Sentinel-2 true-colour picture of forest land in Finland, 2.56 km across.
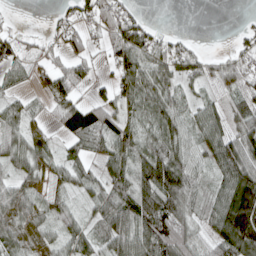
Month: April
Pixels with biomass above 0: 78%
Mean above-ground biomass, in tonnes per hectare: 60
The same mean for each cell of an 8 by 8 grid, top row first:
5 7 51 76 22 0 0 3
45 23 45 60 82 54 4 30
42 50 43 42 78 53 51 63
53 27 85 54 62 66 58 50
66 38 48 76 62 75 69 91
54 42 45 72 94 119 42 118
85 47 28 85 108 91 48 171
66 47 62 85 103 104 51 147
